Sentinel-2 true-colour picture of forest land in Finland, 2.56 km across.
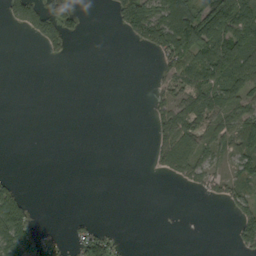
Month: September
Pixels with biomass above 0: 35%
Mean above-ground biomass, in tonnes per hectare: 30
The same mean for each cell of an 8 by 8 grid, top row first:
41 69 17 18 90 110 96 109
0 26 0 0 22 91 94 103
0 0 0 0 0 43 77 72
0 0 0 0 2 65 66 56
0 0 0 0 0 86 46 64
6 0 0 0 1 29 40 44
91 0 0 0 0 0 0 41
87 21 37 31 0 0 0 35
